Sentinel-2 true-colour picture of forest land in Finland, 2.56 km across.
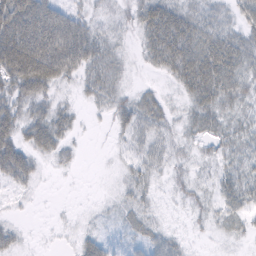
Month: February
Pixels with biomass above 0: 70%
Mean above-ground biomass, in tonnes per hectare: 28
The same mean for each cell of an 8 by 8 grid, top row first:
82 68 29 15 40 46 21 32
83 86 71 21 25 61 53 40
62 58 26 26 4 30 62 37
42 34 9 26 33 11 38 23
48 42 6 7 24 18 18 27
41 4 1 2 21 15 13 31
4 1 1 7 18 5 16 31
15 1 20 11 21 17 3 10
